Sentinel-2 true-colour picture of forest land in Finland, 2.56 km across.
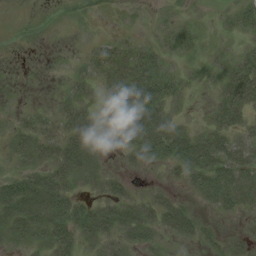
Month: August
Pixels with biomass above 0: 63%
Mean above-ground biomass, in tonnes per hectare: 23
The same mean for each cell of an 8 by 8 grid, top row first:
0 1 3 1 2 7 2 19
1 0 3 22 16 14 7 12
0 0 14 29 50 19 13 45
7 8 36 24 47 15 12 36
23 30 53 16 45 46 39 31
23 37 41 17 5 15 46 43
47 48 32 36 35 33 15 27
26 38 30 32 27 15 16 21
